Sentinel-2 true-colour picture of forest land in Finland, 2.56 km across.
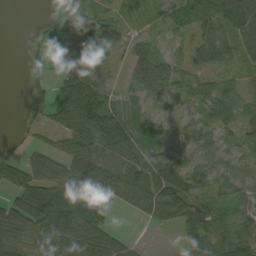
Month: September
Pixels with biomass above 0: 78%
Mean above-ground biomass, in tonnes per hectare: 47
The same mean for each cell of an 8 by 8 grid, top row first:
0 12 62 38 19 34 47 95
0 23 40 38 29 5 58 46
0 22 91 9 63 46 27 25
2 46 123 72 35 19 41 38
8 20 64 88 48 38 42 42
51 60 85 64 61 70 54 47
67 118 77 40 58 84 60 46
54 76 87 53 4 9 70 79
